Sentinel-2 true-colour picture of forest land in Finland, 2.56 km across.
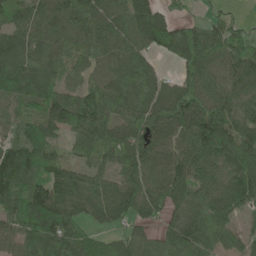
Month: June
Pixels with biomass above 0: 89%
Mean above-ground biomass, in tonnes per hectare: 90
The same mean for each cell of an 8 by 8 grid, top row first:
48 91 103 84 115 36 27 17
61 71 84 89 78 123 124 83
111 92 55 81 81 64 99 89
46 102 160 103 99 145 162 88
68 69 78 92 103 86 151 119
101 74 75 63 90 96 113 134
78 180 78 94 79 73 100 94
71 119 90 53 63 106 96 48
